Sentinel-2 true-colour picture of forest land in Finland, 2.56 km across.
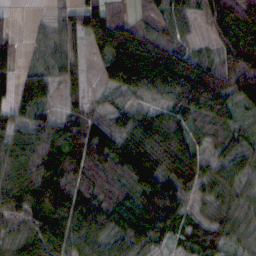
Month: October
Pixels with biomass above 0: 89%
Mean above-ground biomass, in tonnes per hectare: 73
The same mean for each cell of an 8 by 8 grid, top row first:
9 16 85 72 41 81 87 107
39 42 35 109 122 86 30 157
50 52 38 45 88 155 144 134
47 40 59 47 57 90 107 47
74 98 120 97 107 102 45 52
76 114 71 47 109 102 53 52
61 120 100 64 90 69 31 47
46 88 69 56 56 39 68 38
